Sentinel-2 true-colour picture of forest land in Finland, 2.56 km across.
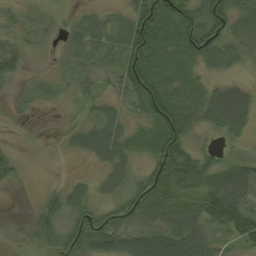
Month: September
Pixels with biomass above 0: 79%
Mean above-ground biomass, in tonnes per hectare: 49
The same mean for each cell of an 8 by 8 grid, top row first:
25 14 15 18 96 76 89 74
38 10 33 37 113 57 93 49
21 14 35 24 111 53 25 19
8 3 15 32 45 84 70 85
5 2 41 67 21 96 12 17
22 1 10 47 50 117 74 58
0 44 61 54 98 102 102 81
4 36 103 79 75 82 44 55
